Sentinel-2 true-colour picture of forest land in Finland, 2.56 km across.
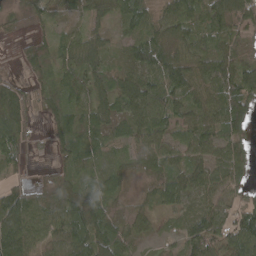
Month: April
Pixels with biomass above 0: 86%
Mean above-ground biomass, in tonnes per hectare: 55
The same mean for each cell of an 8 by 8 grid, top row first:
15 28 19 43 68 75 77 109
10 48 70 25 77 65 52 61
21 48 52 45 67 96 80 110
86 40 61 50 66 60 71 85
49 25 81 42 47 50 62 49
20 10 53 49 28 51 56 36
80 55 110 35 20 36 41 42
90 52 75 78 16 26 87 77
